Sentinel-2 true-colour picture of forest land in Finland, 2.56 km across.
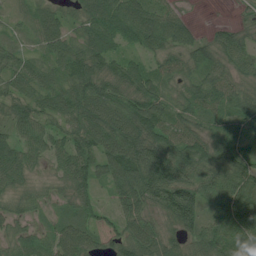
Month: July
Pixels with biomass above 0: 92%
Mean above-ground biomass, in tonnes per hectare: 65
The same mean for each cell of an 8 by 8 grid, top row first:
29 60 57 86 82 47 0 13
36 55 71 68 52 70 53 64
62 54 86 79 96 50 64 51
54 57 78 85 106 55 58 60
57 57 61 83 106 86 74 45
64 24 83 70 118 101 60 86
36 22 63 34 66 141 68 100
42 48 73 44 87 53 85 87
